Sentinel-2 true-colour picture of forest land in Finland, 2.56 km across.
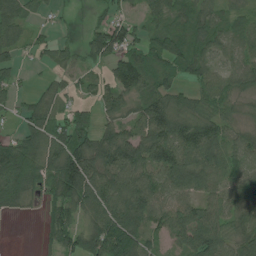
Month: July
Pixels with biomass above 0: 80%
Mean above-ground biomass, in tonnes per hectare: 75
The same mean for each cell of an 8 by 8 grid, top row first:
68 16 2 39 48 60 64 44
51 38 34 121 68 82 67 53
24 22 31 62 78 44 60 73
27 66 59 57 96 108 70 40
86 110 121 136 137 149 136 75
116 73 164 105 84 116 96 76
39 44 86 124 107 65 77 77
0 37 95 148 71 50 134 88
